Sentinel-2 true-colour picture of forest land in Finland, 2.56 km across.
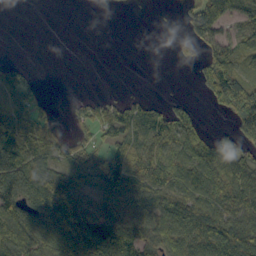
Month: September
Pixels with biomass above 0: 62%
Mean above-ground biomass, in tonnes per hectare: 55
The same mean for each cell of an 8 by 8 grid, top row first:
0 0 0 0 0 7 109 38
0 0 0 0 0 15 61 50
56 1 0 0 0 0 73 92
59 25 24 52 59 50 10 139
107 55 22 47 57 46 81 93
134 78 46 82 76 72 85 90
83 91 85 69 65 84 81 84
108 87 123 108 77 93 89 109
